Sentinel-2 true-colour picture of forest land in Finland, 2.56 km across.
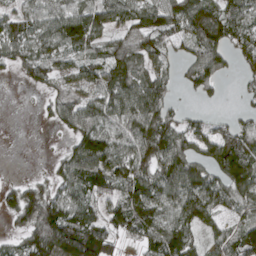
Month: April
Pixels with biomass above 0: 76%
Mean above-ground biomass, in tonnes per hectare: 78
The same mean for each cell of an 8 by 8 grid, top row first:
63 75 96 77 92 112 122 97
78 77 81 69 79 49 113 76
11 54 59 112 93 36 86 26
0 25 90 83 123 37 11 18
0 1 86 87 106 86 91 105
3 26 109 115 87 118 87 137
80 106 110 70 120 103 107 70
35 121 140 82 69 141 55 100
